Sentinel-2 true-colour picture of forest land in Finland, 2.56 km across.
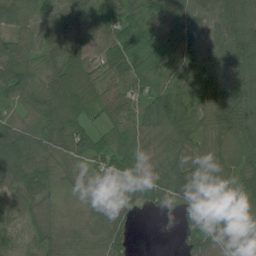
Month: July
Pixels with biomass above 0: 93%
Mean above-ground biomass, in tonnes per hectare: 67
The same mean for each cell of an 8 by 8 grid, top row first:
85 71 75 37 72 64 35 88
92 77 71 48 85 85 52 101
127 86 87 45 85 73 95 98
25 86 86 53 71 107 67 98
99 69 101 57 47 82 60 66
91 79 45 60 59 91 71 62
36 50 30 48 34 45 48 57
28 64 46 68 0 14 69 59
